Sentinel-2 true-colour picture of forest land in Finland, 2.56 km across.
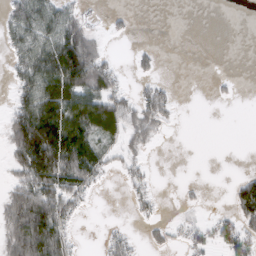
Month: March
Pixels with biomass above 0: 44%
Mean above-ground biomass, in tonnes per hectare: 37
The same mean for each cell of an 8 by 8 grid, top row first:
45 50 27 9 0 0 0 0
33 66 116 3 9 0 0 0
30 83 92 40 18 3 3 4
49 96 108 89 51 11 0 0
76 138 96 28 29 0 0 0
43 115 87 10 20 0 0 17
86 108 24 0 15 5 5 63
94 137 7 26 10 12 31 63
